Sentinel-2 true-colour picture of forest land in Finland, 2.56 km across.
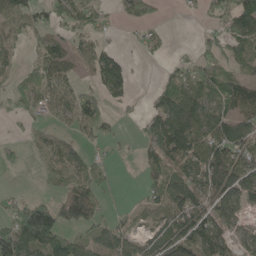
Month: May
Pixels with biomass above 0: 60%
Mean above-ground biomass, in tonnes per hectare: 62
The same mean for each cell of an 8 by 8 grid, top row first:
52 48 67 19 27 2 31 118
31 51 41 27 29 8 29 50
28 50 26 122 0 52 74 54
31 36 80 21 37 126 95 69
13 53 28 18 43 125 131 125
2 30 70 27 39 73 141 147
56 97 119 22 31 101 94 56
163 144 56 96 50 131 121 45
